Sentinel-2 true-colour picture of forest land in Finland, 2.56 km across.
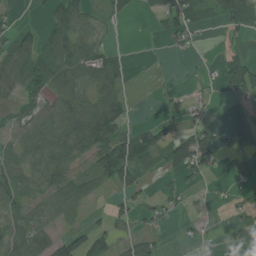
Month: July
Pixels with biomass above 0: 55%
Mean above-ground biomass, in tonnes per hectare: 47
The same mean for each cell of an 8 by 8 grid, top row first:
12 34 65 23 8 92 27 140
64 63 77 22 0 21 3 19
69 90 76 67 0 2 14 99
43 67 96 84 1 11 11 46
51 83 86 99 84 85 64 55
61 77 59 78 33 34 23 17
43 59 37 28 26 20 6 30
51 69 62 41 58 4 11 32
